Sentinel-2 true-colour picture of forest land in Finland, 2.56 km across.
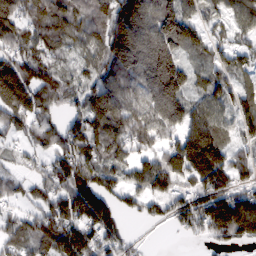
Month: February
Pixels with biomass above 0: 85%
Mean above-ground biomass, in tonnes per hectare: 103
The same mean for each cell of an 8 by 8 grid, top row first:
124 120 90 110 151 171 53 84
94 85 61 117 142 141 78 53
176 95 50 103 121 167 90 52
104 61 69 149 117 128 99 102
36 72 123 125 87 117 193 73
36 85 132 81 120 122 190 72
42 94 173 104 55 95 164 225
88 133 140 83 11 6 51 86
